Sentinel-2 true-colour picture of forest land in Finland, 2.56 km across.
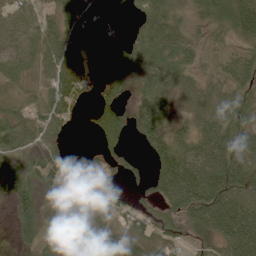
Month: June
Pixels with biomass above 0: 83%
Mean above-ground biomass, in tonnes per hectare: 54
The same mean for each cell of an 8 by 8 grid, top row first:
55 36 71 34 43 36 44 88
53 61 63 44 46 56 24 33
29 50 71 45 54 47 35 56
30 61 19 60 66 32 66 64
55 31 0 38 31 58 77 92
59 79 43 27 19 105 108 93
58 53 77 68 26 63 117 101
30 63 41 64 53 36 32 102
